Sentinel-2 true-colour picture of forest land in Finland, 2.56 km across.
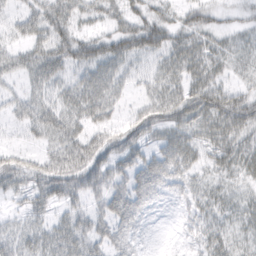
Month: March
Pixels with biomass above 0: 78%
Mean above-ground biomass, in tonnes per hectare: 37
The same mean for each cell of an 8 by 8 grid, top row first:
26 56 38 39 49 28 30 14
33 54 52 51 55 51 43 29
19 53 39 48 24 41 49 21
24 43 44 31 39 48 52 59
12 30 49 42 39 51 39 39
49 45 49 51 56 43 24 27
12 28 26 50 41 13 30 29
34 36 39 41 19 8 34 23
